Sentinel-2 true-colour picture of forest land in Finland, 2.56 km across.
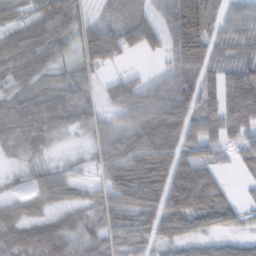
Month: February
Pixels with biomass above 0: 83%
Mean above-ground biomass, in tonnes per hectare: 54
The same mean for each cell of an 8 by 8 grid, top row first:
52 49 36 20 37 98 78 44
39 44 69 79 49 80 68 54
45 42 57 26 30 81 53 59
90 71 65 30 64 85 55 53
74 26 6 54 68 69 49 41
14 46 23 56 57 87 66 18
49 40 40 55 65 86 91 32
77 101 50 51 33 34 34 31
